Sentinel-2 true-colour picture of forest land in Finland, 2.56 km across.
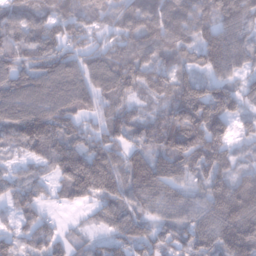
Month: January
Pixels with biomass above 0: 91%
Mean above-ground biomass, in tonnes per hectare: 112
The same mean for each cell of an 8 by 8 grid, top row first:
123 114 128 96 158 150 136 124
129 121 99 93 125 107 138 113
126 125 113 133 122 128 99 65
138 147 112 106 48 148 184 74
73 140 120 123 96 169 192 37
49 53 192 163 148 107 130 89
72 33 36 121 86 104 133 184
57 87 35 73 62 76 120 161
